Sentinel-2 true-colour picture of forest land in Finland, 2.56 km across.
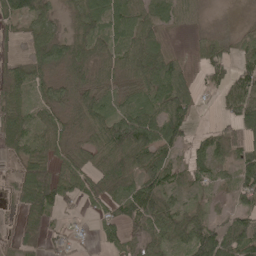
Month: May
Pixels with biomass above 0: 80%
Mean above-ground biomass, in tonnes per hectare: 50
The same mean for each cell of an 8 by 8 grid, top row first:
66 42 51 73 51 45 9 5
13 67 55 67 73 9 37 34
43 42 56 45 63 73 33 66
50 40 58 58 69 79 4 89
45 43 47 90 86 52 43 54
38 76 58 73 67 36 39 55
28 75 20 40 82 46 27 36
34 40 18 29 57 50 95 77
